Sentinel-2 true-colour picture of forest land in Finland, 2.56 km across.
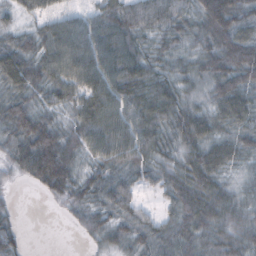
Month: October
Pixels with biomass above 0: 90%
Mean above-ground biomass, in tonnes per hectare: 58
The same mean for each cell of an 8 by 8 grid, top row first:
33 51 44 70 65 53 94 74
71 81 87 91 48 39 59 92
79 74 86 84 71 55 57 70
79 46 70 80 75 60 52 67
59 90 64 90 66 44 70 50
22 98 48 48 38 55 78 27
11 4 35 47 24 52 86 58
40 0 9 38 40 59 59 62
